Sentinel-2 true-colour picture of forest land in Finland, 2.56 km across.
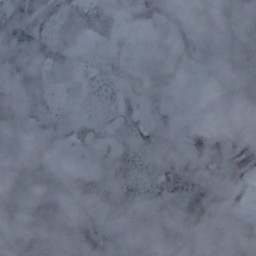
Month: October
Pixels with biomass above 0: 65%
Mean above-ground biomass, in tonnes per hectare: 26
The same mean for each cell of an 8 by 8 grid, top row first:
48 34 59 53 34 28 22 29
35 40 26 33 40 41 16 25
11 18 16 27 55 32 8 20
3 23 10 21 32 27 7 36
1 16 21 23 46 46 31 42
1 3 19 34 30 55 24 34
2 1 9 23 17 29 44 37
14 8 2 20 19 27 18 40
